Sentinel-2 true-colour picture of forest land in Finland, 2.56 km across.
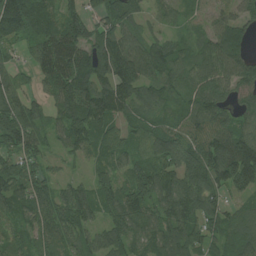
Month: July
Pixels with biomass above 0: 91%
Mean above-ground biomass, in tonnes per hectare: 86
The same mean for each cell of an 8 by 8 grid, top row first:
170 105 78 76 53 38 45 66
46 121 117 104 81 66 72 85
45 81 105 108 99 69 88 90
113 51 110 100 69 59 109 67
92 48 87 84 82 104 105 128
93 57 27 72 97 110 127 160
70 95 113 89 91 125 87 60
58 86 64 86 72 107 71 92
